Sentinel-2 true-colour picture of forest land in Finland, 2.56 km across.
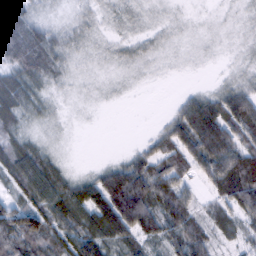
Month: February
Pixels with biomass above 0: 82%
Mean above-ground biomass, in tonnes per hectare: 38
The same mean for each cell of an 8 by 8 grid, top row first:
63 10 12 13 9 4 2 5
79 48 12 8 12 4 3 5
54 24 5 5 3 1 2 14
54 11 2 1 0 31 87 93
39 11 0 0 16 60 115 72
62 54 22 70 83 57 60 94
79 67 60 110 68 78 24 65
89 65 74 48 27 49 41 23
